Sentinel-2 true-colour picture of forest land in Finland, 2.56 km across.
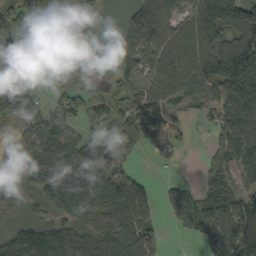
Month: September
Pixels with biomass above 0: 78%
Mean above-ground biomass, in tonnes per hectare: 91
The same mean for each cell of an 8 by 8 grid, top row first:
95 118 85 8 101 65 181 137
159 81 34 20 122 111 121 169
92 10 21 54 76 141 151 213
150 83 67 113 100 43 55 136
63 118 90 82 58 57 25 126
131 99 131 92 24 8 50 68
47 66 93 92 88 96 116 128
120 146 89 119 101 6 60 118
